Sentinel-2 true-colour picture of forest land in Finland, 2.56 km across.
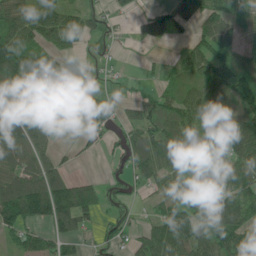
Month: June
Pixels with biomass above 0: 70%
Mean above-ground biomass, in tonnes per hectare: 58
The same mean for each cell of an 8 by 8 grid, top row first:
91 86 84 25 16 49 75 35
100 83 30 16 7 12 90 39
99 94 26 8 10 39 88 58
92 46 10 34 42 69 62 73
87 43 16 21 73 73 53 107
78 83 27 14 57 42 60 93
149 135 126 9 9 53 55 93
39 49 31 31 53 87 90 81
